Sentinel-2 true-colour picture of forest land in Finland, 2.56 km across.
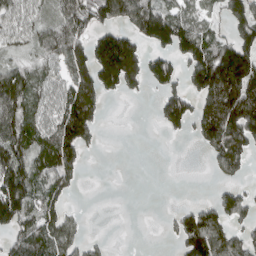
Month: April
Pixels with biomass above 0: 59%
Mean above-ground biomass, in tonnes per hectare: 88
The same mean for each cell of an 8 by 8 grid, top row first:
76 53 147 114 165 90 46 109
47 92 102 230 83 118 113 131
114 74 122 129 88 75 185 189
121 88 186 1 0 163 145 199
141 101 148 0 0 1 94 139
180 95 50 0 0 0 8 53
185 104 13 0 0 25 67 98
78 116 65 8 0 44 144 81
